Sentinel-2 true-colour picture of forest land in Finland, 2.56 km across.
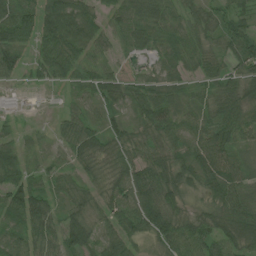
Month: July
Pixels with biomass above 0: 91%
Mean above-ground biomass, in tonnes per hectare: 53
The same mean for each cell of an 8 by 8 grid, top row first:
72 64 65 44 67 49 37 44
78 69 62 37 36 53 36 58
38 39 45 50 37 46 47 48
27 15 44 41 49 64 45 57
34 23 75 48 54 41 71 49
55 39 41 52 70 51 64 60
74 55 48 53 100 50 39 79
55 54 76 59 37 81 64 62
